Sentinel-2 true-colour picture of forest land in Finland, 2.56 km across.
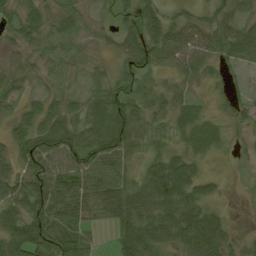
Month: August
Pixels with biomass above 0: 83%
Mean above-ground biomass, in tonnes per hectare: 40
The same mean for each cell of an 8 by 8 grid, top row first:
32 34 34 27 43 26 22 34
26 32 29 23 67 70 53 59
33 30 16 35 25 23 19 16
31 48 31 82 32 29 9 19
48 66 57 74 36 14 17 6
47 69 56 54 37 79 20 2
48 67 54 62 55 70 33 1
74 76 52 21 70 45 79 13
